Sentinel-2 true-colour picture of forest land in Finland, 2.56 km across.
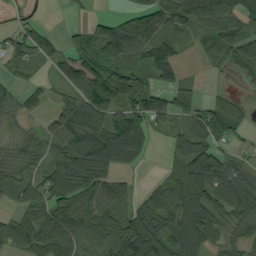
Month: September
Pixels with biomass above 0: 76%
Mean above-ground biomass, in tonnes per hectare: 68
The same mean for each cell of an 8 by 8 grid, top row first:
14 3 6 31 85 79 105 100
53 44 64 116 88 50 48 69
27 23 100 112 66 64 5 23
40 30 103 76 119 52 68 34
35 70 139 136 54 43 90 16
53 65 105 64 9 54 112 74
41 67 86 90 70 101 99 91
57 102 64 88 133 105 76 53
